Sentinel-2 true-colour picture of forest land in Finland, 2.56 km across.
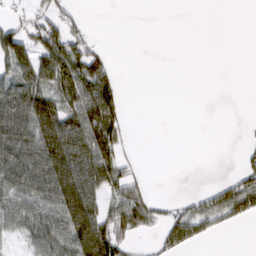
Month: March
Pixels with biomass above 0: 45%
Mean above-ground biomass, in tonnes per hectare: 39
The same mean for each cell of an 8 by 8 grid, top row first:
19 39 12 0 0 0 0 0
87 77 51 5 0 0 0 0
86 75 87 47 0 0 0 0
91 87 76 72 0 0 0 0
88 93 87 74 0 0 0 7
83 90 97 68 14 0 0 37
62 67 97 53 58 21 55 60
23 69 94 90 8 52 15 0
